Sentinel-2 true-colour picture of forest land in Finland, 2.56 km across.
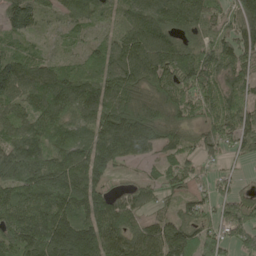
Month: May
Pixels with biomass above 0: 91%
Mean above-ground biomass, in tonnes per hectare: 120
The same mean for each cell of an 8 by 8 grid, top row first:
119 52 128 37 149 162 98 126
55 34 52 97 172 150 103 125
188 162 134 129 143 140 125 119
102 162 134 128 155 124 85 108
123 131 121 171 132 98 88 95
146 139 138 60 42 93 49 35
158 184 148 153 89 66 70 127
150 207 235 143 148 154 98 75
